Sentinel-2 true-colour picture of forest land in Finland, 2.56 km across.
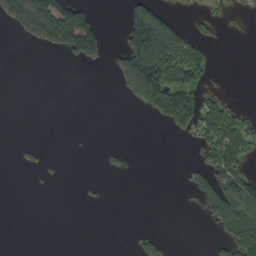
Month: September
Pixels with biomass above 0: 24%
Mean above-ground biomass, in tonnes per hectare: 41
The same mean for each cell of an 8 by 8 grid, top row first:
88 167 129 0 137 20 20 9
0 39 144 20 253 209 40 0
0 0 0 11 234 133 36 0
0 0 0 0 30 183 65 35
4 4 0 5 0 2 68 91
0 6 2 5 0 2 57 101
0 0 3 0 0 0 48 112
0 0 0 0 15 0 7 111
